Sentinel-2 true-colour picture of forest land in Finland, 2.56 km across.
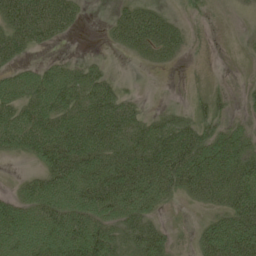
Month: June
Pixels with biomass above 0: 70%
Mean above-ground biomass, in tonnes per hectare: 62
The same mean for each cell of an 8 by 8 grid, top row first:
105 95 30 25 73 19 8 6
73 22 1 17 59 48 5 5
61 78 72 27 1 1 4 4
81 101 85 94 26 24 31 10
88 130 128 88 94 117 85 64
9 85 116 109 115 111 104 96
68 86 92 98 76 6 29 91
70 73 96 64 80 13 79 118
